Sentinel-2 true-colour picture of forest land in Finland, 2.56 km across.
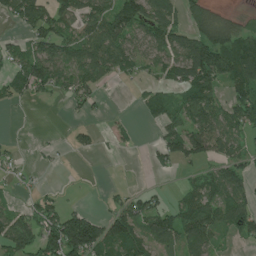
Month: June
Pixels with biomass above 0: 57%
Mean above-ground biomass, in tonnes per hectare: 60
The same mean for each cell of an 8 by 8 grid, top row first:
73 91 81 99 95 65 89 18
48 92 83 103 70 88 155 109
58 94 74 28 24 51 126 100
3 0 20 4 25 55 108 83
7 5 26 11 6 80 101 40
20 2 2 0 1 14 53 66
33 67 31 32 69 56 96 78
108 90 203 103 80 74 65 27
